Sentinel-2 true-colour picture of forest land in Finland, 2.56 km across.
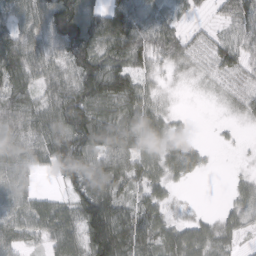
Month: March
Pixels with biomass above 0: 82%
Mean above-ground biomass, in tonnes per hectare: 62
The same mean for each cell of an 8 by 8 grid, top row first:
63 92 119 86 61 30 13 72
101 64 112 83 74 66 42 56
92 71 106 117 45 15 24 39
95 93 134 74 64 17 1 28
72 103 113 31 62 51 8 6
59 20 86 86 58 44 8 15
55 63 78 92 64 18 3 40
52 51 73 172 91 79 65 27
